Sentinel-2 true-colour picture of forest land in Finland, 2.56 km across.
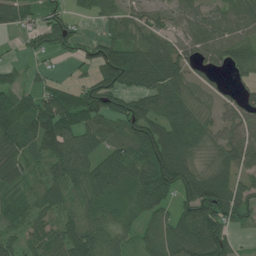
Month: July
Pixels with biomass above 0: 84%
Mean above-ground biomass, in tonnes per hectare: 72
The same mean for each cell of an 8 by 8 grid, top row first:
96 50 26 46 40 44 61 72
11 58 45 105 77 66 74 63
34 20 27 113 108 91 29 28
87 104 80 98 112 85 36 69
83 106 84 57 114 114 55 82
62 70 84 96 93 119 73 57
63 70 66 59 72 60 128 89
47 68 110 57 57 105 136 24
